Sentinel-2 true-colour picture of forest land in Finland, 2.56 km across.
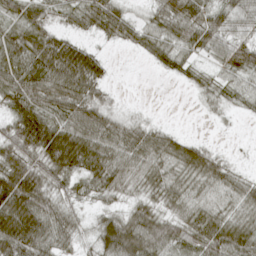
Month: April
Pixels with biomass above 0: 83%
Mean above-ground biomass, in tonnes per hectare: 48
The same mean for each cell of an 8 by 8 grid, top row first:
43 40 40 66 22 71 54 57
63 69 46 9 37 54 46 45
70 75 82 15 0 14 21 30
48 64 67 28 4 0 12 16
70 91 86 65 65 48 17 2
81 61 45 58 47 45 53 27
97 63 22 23 43 40 43 41
82 60 23 77 88 57 70 71
